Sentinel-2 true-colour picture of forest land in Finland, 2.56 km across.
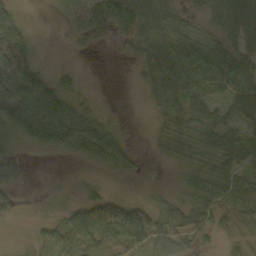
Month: October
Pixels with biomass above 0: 76%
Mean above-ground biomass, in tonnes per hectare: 45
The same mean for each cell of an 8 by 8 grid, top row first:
34 4 26 75 79 53 43 84
107 0 10 15 58 65 49 63
117 51 10 0 22 74 71 90
102 90 37 3 3 42 47 62
20 57 68 58 3 45 50 58
46 4 6 14 8 10 60 57
18 10 45 93 60 45 67 50
3 37 60 70 75 50 19 21
